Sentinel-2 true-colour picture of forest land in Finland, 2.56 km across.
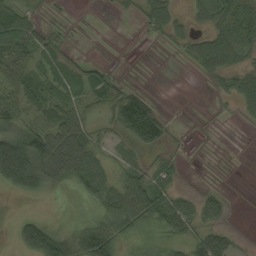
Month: September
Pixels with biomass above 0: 57%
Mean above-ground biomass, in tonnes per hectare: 40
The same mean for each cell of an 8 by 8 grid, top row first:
70 10 0 3 37 35 43 90
70 48 3 0 0 13 71 67
62 48 51 36 0 0 15 47
60 52 49 48 100 1 1 17
110 91 85 21 52 13 1 0
123 82 61 37 53 22 1 0
4 3 3 66 95 61 36 0
28 113 70 82 20 32 48 10
